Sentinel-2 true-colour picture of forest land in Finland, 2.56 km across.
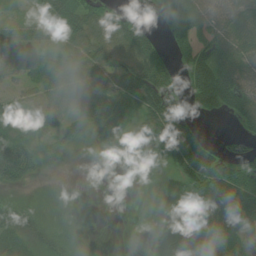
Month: July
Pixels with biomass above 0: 74%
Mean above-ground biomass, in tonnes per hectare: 50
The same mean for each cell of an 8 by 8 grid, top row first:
20 53 80 42 13 75 46 50
62 45 58 53 70 52 57 56
27 64 78 61 86 51 131 62
37 49 60 79 92 54 48 49
52 27 21 28 93 113 64 26
48 9 1 5 24 41 140 111
25 6 2 2 3 39 88 115
26 26 6 1 5 88 75 56
